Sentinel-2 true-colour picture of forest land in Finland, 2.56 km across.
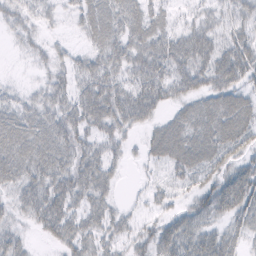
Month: February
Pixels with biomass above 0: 78%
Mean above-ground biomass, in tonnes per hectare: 33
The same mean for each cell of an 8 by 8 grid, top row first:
25 16 29 48 44 14 22 32
8 16 13 45 46 45 45 41
4 22 31 38 45 40 42 36
36 39 42 48 39 22 45 51
53 44 38 24 19 53 52 40
38 43 46 24 6 23 33 45
25 51 33 24 11 19 42 43
27 16 36 24 24 48 43 22
